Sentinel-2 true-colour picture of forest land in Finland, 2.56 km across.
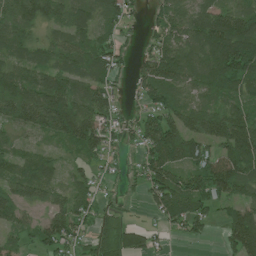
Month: July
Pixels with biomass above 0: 81%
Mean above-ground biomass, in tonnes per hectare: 80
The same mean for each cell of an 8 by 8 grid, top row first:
88 78 81 59 18 78 115 110
68 60 76 65 23 103 146 174
99 101 66 51 64 86 102 108
108 170 119 62 52 84 98 86
51 32 100 43 81 143 86 152
77 74 46 21 69 90 122 127
84 67 79 30 19 91 59 67
37 75 55 104 60 13 17 135
